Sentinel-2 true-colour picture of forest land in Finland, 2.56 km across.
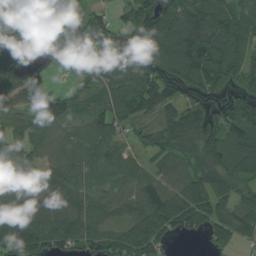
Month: August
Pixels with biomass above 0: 83%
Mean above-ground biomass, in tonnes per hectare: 95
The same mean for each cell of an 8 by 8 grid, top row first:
120 88 45 60 81 117 147 91
133 25 116 129 89 132 122 75
66 40 58 109 132 96 85 67
95 116 38 102 103 107 45 88
139 71 64 82 49 109 134 122
38 91 102 65 77 93 130 107
130 91 87 61 127 152 139 103
165 122 99 98 168 38 49 58
